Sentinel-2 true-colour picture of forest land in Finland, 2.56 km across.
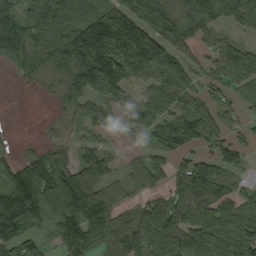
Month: September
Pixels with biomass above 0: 82%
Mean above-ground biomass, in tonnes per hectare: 87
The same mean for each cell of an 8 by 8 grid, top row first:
90 146 105 124 106 109 94 101
97 117 164 162 174 80 42 69
21 61 160 148 63 103 51 68
0 3 64 55 74 75 72 43
20 36 45 28 54 109 57 45
82 117 121 54 68 64 98 42
141 104 153 91 79 104 106 84
97 32 121 143 134 100 99 70
